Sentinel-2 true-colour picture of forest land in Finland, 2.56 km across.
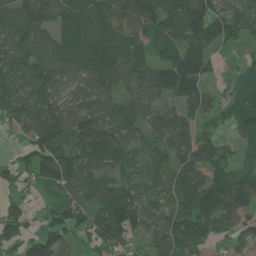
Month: June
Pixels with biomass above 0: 83%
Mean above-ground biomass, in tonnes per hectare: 79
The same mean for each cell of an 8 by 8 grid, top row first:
95 80 108 108 116 116 109 61
103 97 131 136 52 99 82 23
82 98 73 92 85 146 64 58
73 84 76 74 73 59 56 110
25 115 119 153 49 72 71 56
41 76 90 54 49 65 89 81
38 36 59 107 72 69 90 68
73 95 32 78 38 77 44 33
